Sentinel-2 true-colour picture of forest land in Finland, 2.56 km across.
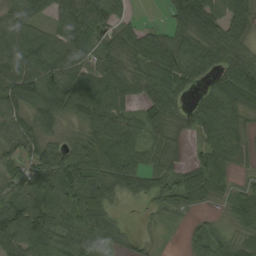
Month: August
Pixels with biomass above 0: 85%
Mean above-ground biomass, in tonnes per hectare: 69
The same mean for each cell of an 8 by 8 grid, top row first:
68 40 81 63 4 81 80 80
102 94 92 67 79 83 81 66
84 97 92 90 75 80 48 95
70 102 70 90 55 59 86 71
70 75 54 94 60 39 61 52
60 109 101 85 81 56 91 18
95 72 86 44 15 54 23 85
86 88 70 47 15 1 63 49
